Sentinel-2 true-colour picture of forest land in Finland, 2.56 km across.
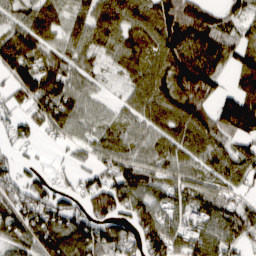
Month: March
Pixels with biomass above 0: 84%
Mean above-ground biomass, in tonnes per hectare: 79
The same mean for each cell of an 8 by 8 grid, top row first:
49 59 43 82 81 137 98 54
108 63 59 56 60 125 114 76
85 108 53 13 69 126 109 58
39 90 65 31 70 90 79 143
47 15 48 73 65 81 91 63
63 33 37 86 85 63 71 79
89 106 63 127 94 76 90 67
76 102 113 113 110 115 132 83
